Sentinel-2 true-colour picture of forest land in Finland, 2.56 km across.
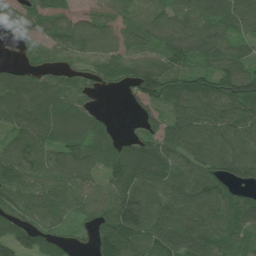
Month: July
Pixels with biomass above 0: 89%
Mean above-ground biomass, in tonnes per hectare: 85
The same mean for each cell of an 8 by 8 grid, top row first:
99 76 52 63 71 74 79 83
19 70 87 82 69 90 78 43
80 64 54 48 152 89 90 123
122 136 96 9 51 72 80 91
98 93 109 81 90 95 108 93
121 91 89 88 109 87 98 79
82 86 66 90 125 99 103 90
90 75 25 123 104 107 97 50
